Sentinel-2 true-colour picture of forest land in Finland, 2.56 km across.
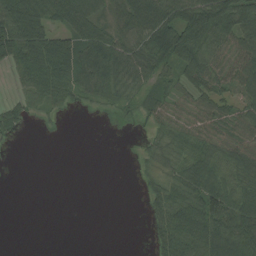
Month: August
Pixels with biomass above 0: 65%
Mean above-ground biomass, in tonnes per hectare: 50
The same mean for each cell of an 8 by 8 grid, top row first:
117 73 85 45 76 78 120 100
106 106 87 73 60 102 78 82
27 91 68 62 48 47 79 83
40 29 10 19 36 61 64 48
9 1 0 0 16 55 68 67
0 0 0 0 15 45 84 66
0 0 0 0 18 74 100 91
0 0 0 0 8 78 110 96
